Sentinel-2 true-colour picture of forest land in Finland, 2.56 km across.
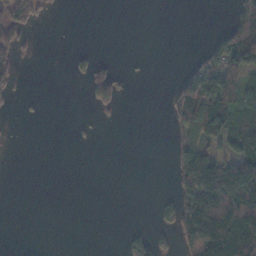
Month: November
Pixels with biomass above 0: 28%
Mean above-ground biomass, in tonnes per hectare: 37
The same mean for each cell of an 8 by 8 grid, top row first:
80 9 0 0 0 0 0 95
57 0 6 0 0 0 47 146
38 0 15 77 1 35 121 78
6 1 2 17 0 57 139 74
0 0 3 0 0 41 55 80
0 0 0 0 0 65 163 133
0 0 0 0 0 82 147 131
0 0 0 0 52 44 166 132
